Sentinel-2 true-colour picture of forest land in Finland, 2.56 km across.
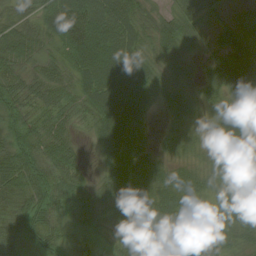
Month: August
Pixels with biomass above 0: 91%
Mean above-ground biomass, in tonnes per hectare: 49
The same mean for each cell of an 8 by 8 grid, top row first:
34 64 111 82 38 47 36 16
75 37 88 73 42 53 23 50
56 59 53 81 61 45 43 66
46 47 38 84 43 43 22 59
46 53 14 68 32 32 28 80
66 50 32 54 65 38 36 44
42 48 55 56 47 53 31 37
35 41 7 28 61 40 37 41
